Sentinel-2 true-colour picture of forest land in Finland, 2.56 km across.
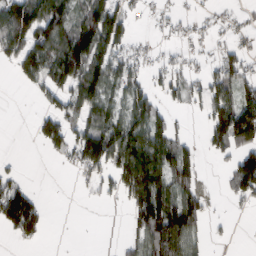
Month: March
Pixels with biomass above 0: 53%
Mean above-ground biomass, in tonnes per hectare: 64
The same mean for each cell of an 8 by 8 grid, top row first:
131 148 94 102 15 20 15 17
85 142 169 87 17 19 16 35
20 80 117 79 43 47 53 87
0 44 63 67 93 24 55 145
0 64 109 134 135 83 42 84
26 0 22 61 158 106 2 107
156 18 0 4 127 142 42 10
27 8 0 2 91 167 21 0
